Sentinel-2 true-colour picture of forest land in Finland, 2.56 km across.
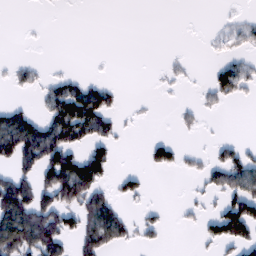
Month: February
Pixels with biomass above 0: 33%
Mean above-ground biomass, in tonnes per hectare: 30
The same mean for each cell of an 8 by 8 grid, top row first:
0 0 0 0 0 0 1 12
0 1 0 0 0 1 7 25
21 21 26 7 0 14 17 65
39 39 85 35 3 9 12 0
85 86 45 34 12 26 8 23
52 63 101 26 17 5 32 72
113 69 66 48 13 4 15 90
116 90 42 49 17 0 30 63
